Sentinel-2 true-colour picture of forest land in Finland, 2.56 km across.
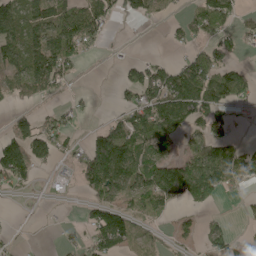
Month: May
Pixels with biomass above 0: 54%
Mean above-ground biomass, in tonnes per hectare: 60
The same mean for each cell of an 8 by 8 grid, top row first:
88 93 98 48 47 18 93 31
80 117 93 3 0 13 56 28
65 112 15 5 107 117 121 96
34 21 14 17 105 102 80 17
79 94 17 172 81 33 69 35
86 15 59 165 92 138 147 95
2 2 14 104 68 31 32 8
8 2 19 106 22 21 46 26
